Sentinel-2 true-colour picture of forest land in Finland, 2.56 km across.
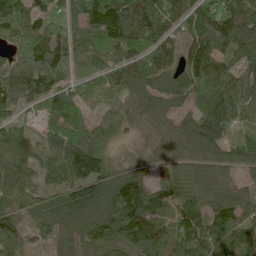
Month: June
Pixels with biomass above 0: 96%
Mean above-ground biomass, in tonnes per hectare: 112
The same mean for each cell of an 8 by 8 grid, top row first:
157 99 109 217 164 87 100 126
123 145 48 114 83 73 142 155
117 124 74 89 126 100 148 108
47 76 108 80 118 91 109 125
109 56 108 72 40 92 135 110
111 58 129 126 87 84 93 65
90 142 185 217 209 79 103 114
91 56 102 165 205 133 116 105
